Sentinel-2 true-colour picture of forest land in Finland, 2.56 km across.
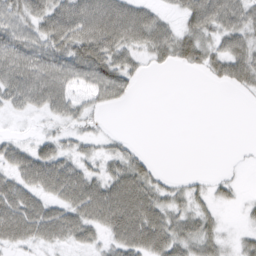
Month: March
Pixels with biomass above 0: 68%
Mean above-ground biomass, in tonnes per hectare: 39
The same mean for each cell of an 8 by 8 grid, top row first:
47 60 78 84 54 23 73 58
58 56 77 71 43 61 41 49
68 67 40 62 10 0 14 44
20 31 27 9 0 0 0 0
27 31 19 14 4 0 0 1
47 72 57 48 52 7 8 3
69 48 67 83 78 32 24 10
48 41 37 38 81 58 43 17
